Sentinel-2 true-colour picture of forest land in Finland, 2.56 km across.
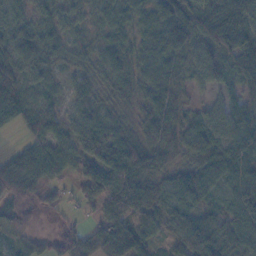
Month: November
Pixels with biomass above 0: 91%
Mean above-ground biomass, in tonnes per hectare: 60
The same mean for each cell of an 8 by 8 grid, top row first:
70 58 42 46 40 71 77 97
95 55 31 51 47 71 61 85
87 38 38 56 52 57 59 51
80 47 41 36 52 54 45 60
13 58 68 79 74 61 69 84
78 52 69 95 97 53 55 64
50 24 27 65 84 72 38 67
33 24 56 116 63 65 97 53
